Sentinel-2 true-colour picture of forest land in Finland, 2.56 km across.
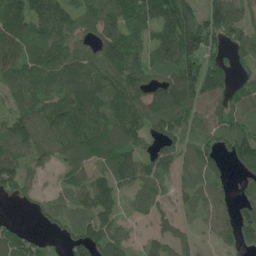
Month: May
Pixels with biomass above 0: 83%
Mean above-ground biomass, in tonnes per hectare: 93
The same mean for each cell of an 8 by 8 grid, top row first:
125 129 100 100 120 158 126 106
111 121 82 140 91 159 117 97
96 123 129 111 102 128 190 70
95 119 131 114 110 115 80 94
111 117 119 112 69 77 69 112
112 26 69 86 117 58 74 45
10 46 75 71 76 47 64 71
71 26 83 91 28 68 20 68
